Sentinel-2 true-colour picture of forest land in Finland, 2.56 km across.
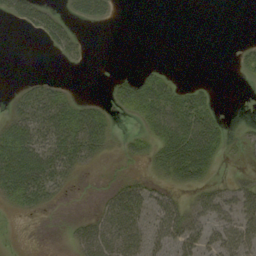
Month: September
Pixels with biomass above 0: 42%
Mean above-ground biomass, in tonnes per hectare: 21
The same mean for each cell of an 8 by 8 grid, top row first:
24 28 18 8 0 0 0 0
0 11 15 0 0 0 0 6
2 10 0 9 39 12 2 3
20 44 35 15 46 56 40 0
48 43 54 11 19 64 62 7
58 47 9 4 14 31 20 7
17 12 0 35 42 35 34 31
1 0 25 46 38 39 19 36
